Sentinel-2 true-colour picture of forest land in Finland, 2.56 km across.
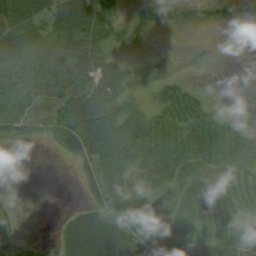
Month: August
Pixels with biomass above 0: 66%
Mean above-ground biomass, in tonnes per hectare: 34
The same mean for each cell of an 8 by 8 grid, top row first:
46 37 53 34 22 17 14 11
39 23 68 26 12 3 7 0
33 41 43 60 12 15 1 0
38 43 66 63 35 41 24 6
16 18 102 118 68 54 37 28
0 0 29 48 38 50 30 35
7 0 19 60 39 26 49 36
27 3 70 72 34 25 44 47
